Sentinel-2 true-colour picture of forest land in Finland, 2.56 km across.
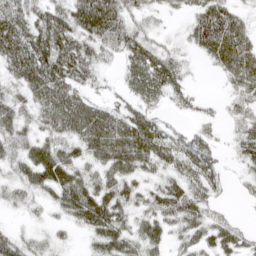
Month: April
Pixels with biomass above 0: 80%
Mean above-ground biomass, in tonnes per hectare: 44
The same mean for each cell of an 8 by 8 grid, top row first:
60 51 68 70 28 11 71 34
73 76 58 38 47 18 59 71
40 77 44 8 61 44 2 53
41 54 63 37 35 14 12 24
47 49 45 73 72 47 30 32
33 59 50 53 33 41 48 19
22 22 69 66 43 70 49 6
33 25 9 57 49 25 44 43
